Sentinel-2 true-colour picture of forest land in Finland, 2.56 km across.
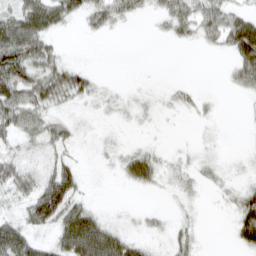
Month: March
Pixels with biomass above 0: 57%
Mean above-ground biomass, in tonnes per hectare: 25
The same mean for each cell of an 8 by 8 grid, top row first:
46 57 24 37 11 36 43 33
82 35 0 0 0 4 11 63
81 54 36 1 1 3 0 27
55 32 7 5 7 6 4 1
21 28 9 6 5 1 2 1
44 38 28 3 43 8 9 5
12 82 44 3 5 4 1 42
76 19 96 67 18 19 1 33
